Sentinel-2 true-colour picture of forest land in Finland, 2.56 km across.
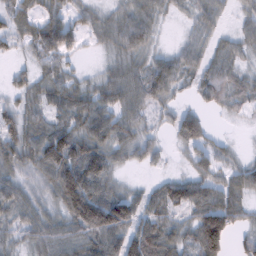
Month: February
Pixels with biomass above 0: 84%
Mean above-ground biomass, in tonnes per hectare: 56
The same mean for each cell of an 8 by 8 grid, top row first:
40 47 32 32 63 14 50 30
21 65 23 34 52 24 46 38
20 49 25 48 68 58 65 38
46 55 79 64 45 46 28 19
74 107 87 74 48 39 49 7
46 67 125 49 13 32 66 51
63 44 135 135 65 67 117 60
32 68 72 84 114 56 148 29
